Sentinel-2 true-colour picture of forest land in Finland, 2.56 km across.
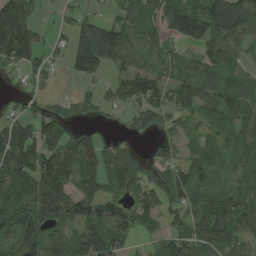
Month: August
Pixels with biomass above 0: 77%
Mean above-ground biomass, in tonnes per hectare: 62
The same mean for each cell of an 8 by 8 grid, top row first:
111 6 31 21 63 103 106 118
115 34 87 118 59 28 72 60
10 20 31 31 73 48 70 64
27 40 29 20 55 45 65 73
89 81 79 37 10 41 54 62
83 97 72 82 46 64 50 48
75 97 92 89 59 36 72 74
70 72 84 80 18 62 79 61
